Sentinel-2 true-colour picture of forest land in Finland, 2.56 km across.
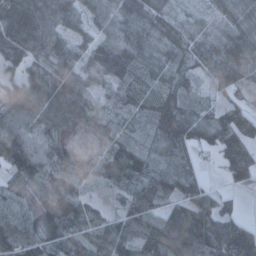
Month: January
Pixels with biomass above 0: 91%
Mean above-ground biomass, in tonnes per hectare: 85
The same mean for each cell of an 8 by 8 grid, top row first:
140 112 75 80 115 43 57 86
126 109 70 108 95 82 85 120
69 118 88 84 77 80 40 80
109 136 99 53 72 107 44 80
102 98 90 73 70 100 55 112
73 72 65 72 94 99 19 75
36 102 83 40 103 68 84 21
107 82 54 99 105 102 113 131
